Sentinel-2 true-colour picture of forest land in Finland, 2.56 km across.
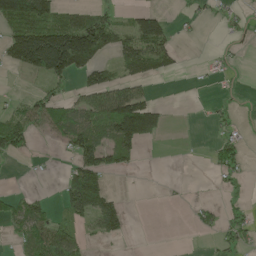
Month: May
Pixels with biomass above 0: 39%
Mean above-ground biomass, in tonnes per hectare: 48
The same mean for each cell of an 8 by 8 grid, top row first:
169 117 59 41 77 13 13 21
137 258 195 66 109 34 3 12
2 69 34 56 52 5 9 7
34 70 81 137 137 0 8 10
70 9 94 80 49 0 10 32
1 3 116 25 2 0 5 19
55 33 80 65 0 2 27 26
26 81 39 20 0 0 4 39
